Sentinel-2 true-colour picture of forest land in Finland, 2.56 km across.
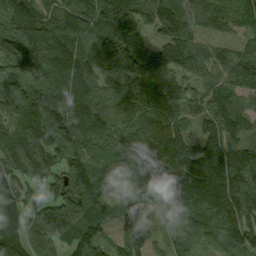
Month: September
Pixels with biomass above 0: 96%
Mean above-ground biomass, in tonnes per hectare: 144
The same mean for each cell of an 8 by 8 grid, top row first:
178 143 160 214 109 152 117 91
223 193 156 217 117 162 91 72
162 176 163 90 156 112 110 135
146 173 184 120 152 132 114 121
164 176 178 125 153 129 145 129
129 136 190 96 153 216 245 193
112 152 191 67 85 132 182 209
115 177 139 56 96 74 70 139
